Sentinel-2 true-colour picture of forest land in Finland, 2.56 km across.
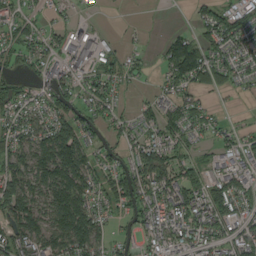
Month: September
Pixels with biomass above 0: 70%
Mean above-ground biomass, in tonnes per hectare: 53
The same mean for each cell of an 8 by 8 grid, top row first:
41 22 11 0 1 0 46 70
50 47 78 30 11 56 47 50
35 46 43 58 13 59 57 37
51 51 52 41 28 50 32 6
65 95 100 34 61 60 23 35
86 111 109 61 72 67 44 52
94 80 113 39 64 75 72 50
79 81 107 48 36 46 54 65
